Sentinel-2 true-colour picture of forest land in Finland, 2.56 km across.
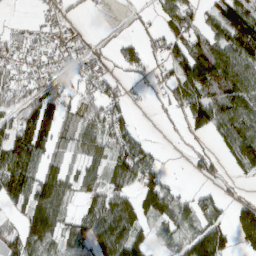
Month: March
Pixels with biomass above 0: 67%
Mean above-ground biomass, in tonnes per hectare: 66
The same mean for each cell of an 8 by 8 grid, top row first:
1 21 10 3 18 73 43 132
46 36 33 22 41 47 94 127
50 37 33 29 19 71 117 119
65 89 60 63 4 35 112 115
125 73 66 75 51 9 18 110
140 75 76 69 92 8 34 30
46 135 39 113 101 87 60 67
64 99 74 143 65 57 170 74
